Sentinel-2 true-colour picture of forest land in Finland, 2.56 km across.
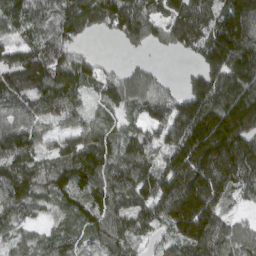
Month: March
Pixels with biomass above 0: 90%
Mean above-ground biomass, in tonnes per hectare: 117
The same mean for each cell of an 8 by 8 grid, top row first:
120 109 161 141 132 117 101 186
87 114 41 4 51 62 144 195
120 155 108 78 71 16 132 176
95 93 71 70 67 145 195 251
142 63 104 98 103 149 224 223
126 97 129 119 137 184 224 164
101 59 92 109 113 203 177 26
61 67 56 108 61 97 150 89
